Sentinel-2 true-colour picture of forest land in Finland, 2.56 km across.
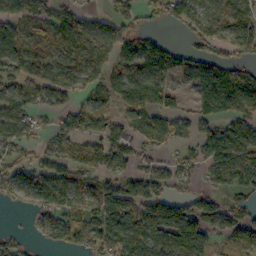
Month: October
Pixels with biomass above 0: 72%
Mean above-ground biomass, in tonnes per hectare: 83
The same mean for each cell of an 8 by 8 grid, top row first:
105 67 57 54 42 68 89 113
103 72 77 92 97 45 63 96
67 85 77 72 126 66 134 128
86 46 91 65 92 69 66 91
62 54 60 98 53 49 121 131
81 103 74 74 67 61 53 163
21 95 77 121 119 117 82 55
32 39 77 116 134 138 87 81
